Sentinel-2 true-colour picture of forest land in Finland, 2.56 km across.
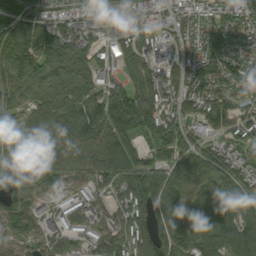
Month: September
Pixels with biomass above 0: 87%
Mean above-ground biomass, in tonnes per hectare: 103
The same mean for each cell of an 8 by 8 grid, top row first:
98 82 57 50 67 57 70 113
157 148 108 86 96 87 119 89
118 107 103 62 121 96 135 114
73 127 157 172 178 93 145 101
113 128 129 149 76 131 67 77
159 128 76 108 120 77 95 94
111 40 87 79 135 91 99 113
64 78 66 100 118 104 81 103
